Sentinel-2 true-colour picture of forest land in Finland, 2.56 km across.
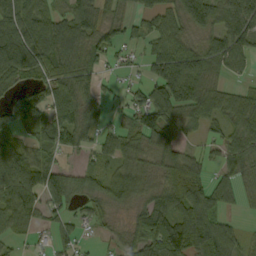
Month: September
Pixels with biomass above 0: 79%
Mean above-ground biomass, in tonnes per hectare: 73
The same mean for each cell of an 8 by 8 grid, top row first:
88 83 101 41 56 70 90 130
131 104 82 62 39 78 68 85
70 67 72 18 47 112 56 28
93 83 85 30 101 88 67 79
63 69 48 61 78 65 35 75
182 86 50 65 70 80 43 57
108 59 35 54 56 101 104 21
34 26 37 25 113 151 137 55
